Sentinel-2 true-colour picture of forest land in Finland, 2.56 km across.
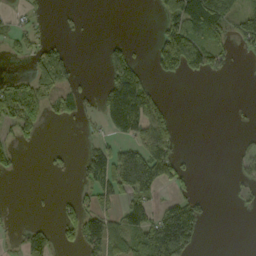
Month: September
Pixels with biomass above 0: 36%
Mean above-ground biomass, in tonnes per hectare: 48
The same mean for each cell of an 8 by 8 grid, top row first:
14 11 7 0 0 108 133 71
34 60 0 38 3 170 106 20
48 104 21 69 61 29 20 1
100 60 40 144 136 13 0 3
37 4 8 48 94 38 0 9
11 8 27 116 141 68 0 22
1 2 53 48 99 112 16 10
9 51 67 76 88 174 3 0
